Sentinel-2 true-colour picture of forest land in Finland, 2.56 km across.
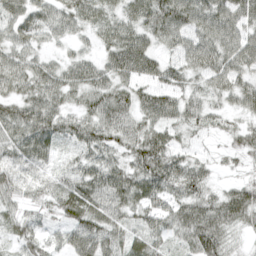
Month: April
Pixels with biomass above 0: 93%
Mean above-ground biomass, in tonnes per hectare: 54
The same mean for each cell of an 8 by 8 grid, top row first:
55 50 54 37 61 91 67 65
50 24 21 57 64 48 60 63
62 61 58 54 54 49 47 52
59 74 46 79 56 61 43 36
65 64 56 59 74 37 13 41
53 37 61 62 76 75 35 18
37 37 81 66 53 56 65 85
43 32 70 57 50 37 90 15
